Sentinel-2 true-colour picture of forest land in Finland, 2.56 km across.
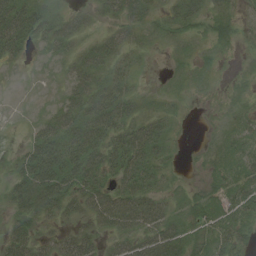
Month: August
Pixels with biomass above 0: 72%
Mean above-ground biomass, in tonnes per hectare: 23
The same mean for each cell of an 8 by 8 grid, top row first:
45 24 15 17 24 23 18 10
28 21 18 28 11 8 7 4
1 3 30 27 2 7 7 4
1 14 37 44 18 7 1 9
6 42 48 37 42 6 5 20
25 57 43 29 36 5 9 25
26 33 27 62 48 14 24 26
34 21 41 18 41 39 21 27
